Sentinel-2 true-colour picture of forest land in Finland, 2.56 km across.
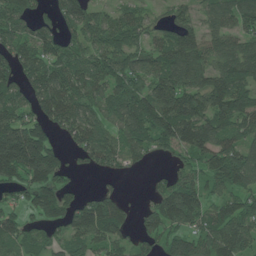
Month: June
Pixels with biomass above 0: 81%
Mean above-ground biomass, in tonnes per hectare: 99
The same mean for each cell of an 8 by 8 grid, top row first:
109 53 124 67 62 70 67 124
90 93 86 108 84 143 99 93
93 130 113 108 99 143 108 115
112 114 103 96 170 174 139 114
233 121 89 82 90 107 124 97
107 147 11 33 6 60 89 118
66 119 91 91 39 143 74 93
94 62 85 84 68 96 93 123
